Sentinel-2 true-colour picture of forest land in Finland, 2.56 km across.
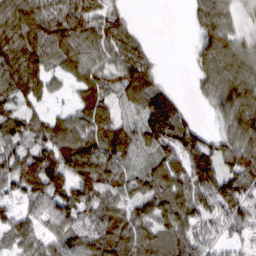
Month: March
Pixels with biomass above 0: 85%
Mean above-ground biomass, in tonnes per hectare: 89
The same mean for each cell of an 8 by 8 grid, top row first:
143 102 107 61 0 0 98 62
126 108 102 86 49 0 80 88
115 69 74 62 100 4 81 115
75 41 83 58 95 112 22 128
70 97 148 120 60 142 90 128
115 130 120 90 60 137 156 132
70 101 114 101 78 118 92 102
78 78 91 117 96 97 73 53
